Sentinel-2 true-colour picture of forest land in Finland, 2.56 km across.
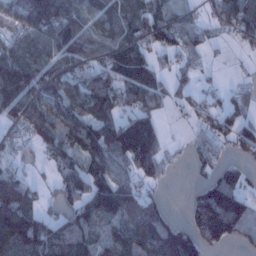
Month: January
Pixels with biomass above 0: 75%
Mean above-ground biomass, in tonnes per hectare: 84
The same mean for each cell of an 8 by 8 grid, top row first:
58 149 104 98 93 55 41 114
80 103 124 94 71 66 35 18
169 118 87 97 93 54 11 10
100 98 105 88 90 21 47 76
44 83 116 144 197 8 58 68
70 22 98 91 61 5 42 55
161 29 80 122 91 9 183 134
149 92 107 74 124 176 88 41
